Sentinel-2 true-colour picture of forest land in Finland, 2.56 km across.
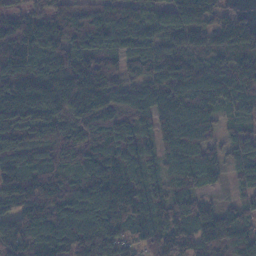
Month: November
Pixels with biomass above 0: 94%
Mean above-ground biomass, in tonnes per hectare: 120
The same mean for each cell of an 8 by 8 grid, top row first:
97 102 111 145 112 137 99 50
138 113 144 108 108 120 108 91
165 153 166 115 105 184 156 139
143 123 129 122 122 162 111 81
96 77 97 134 88 140 95 84
130 110 104 172 117 102 71 55
115 136 153 159 128 130 67 53
154 170 165 138 94 143 129 107
